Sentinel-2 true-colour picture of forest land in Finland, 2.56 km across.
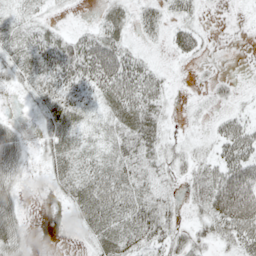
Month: May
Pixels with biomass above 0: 71%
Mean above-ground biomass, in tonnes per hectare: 31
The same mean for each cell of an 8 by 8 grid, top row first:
20 13 2 28 30 24 4 2
32 47 49 60 12 27 8 0
23 36 46 64 54 5 9 6
3 33 33 37 65 9 12 18
46 27 31 34 57 17 15 57
36 18 43 46 42 22 42 73
39 1 36 53 51 20 47 97
45 1 9 42 41 34 26 48
